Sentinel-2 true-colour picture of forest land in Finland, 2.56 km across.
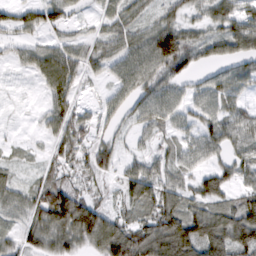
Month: February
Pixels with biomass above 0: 79%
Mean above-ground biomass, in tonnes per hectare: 56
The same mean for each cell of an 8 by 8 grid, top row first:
46 54 16 41 32 44 47 60
26 44 43 45 72 122 54 67
2 59 40 33 63 50 37 57
2 50 35 39 58 47 50 52
15 26 57 41 20 36 54 63
23 32 31 29 70 45 64 47
48 132 126 35 66 77 71 84
45 86 81 121 115 142 104 98
